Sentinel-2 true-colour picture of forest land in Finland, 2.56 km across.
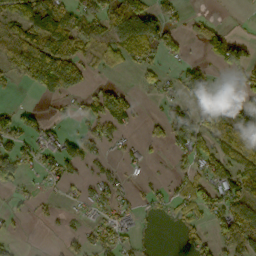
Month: October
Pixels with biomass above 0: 49%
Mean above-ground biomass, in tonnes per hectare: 48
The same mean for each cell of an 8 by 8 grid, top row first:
81 135 71 91 107 26 15 3
59 135 78 63 86 41 39 43
35 132 64 13 20 32 47 38
41 12 34 88 6 43 67 46
56 47 57 25 22 56 63 80
65 31 25 24 11 21 65 79
13 9 18 43 21 31 62 83
11 0 27 54 13 9 40 92
